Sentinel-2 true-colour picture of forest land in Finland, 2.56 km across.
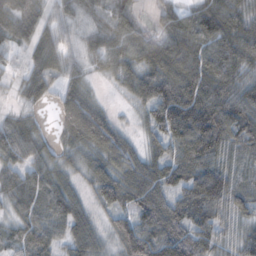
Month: November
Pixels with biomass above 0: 92%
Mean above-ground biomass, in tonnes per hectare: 67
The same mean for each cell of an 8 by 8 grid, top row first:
72 47 25 56 16 49 85 58
39 65 24 57 76 84 79 75
27 50 35 26 82 103 100 56
23 9 119 27 41 149 141 96
68 31 60 88 34 89 136 68
52 60 38 80 84 72 125 57
37 61 53 62 88 82 111 60
45 61 77 39 130 122 78 50
